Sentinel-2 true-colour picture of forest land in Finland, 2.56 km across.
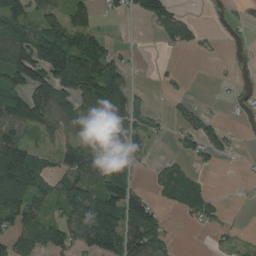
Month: August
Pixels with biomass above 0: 55%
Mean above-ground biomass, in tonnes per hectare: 57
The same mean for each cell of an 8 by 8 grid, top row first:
86 50 57 22 53 61 6 15
120 155 103 35 2 35 10 19
93 129 117 114 1 15 1 15
109 123 71 88 27 18 14 17
82 26 64 43 43 11 51 12
171 55 96 74 3 42 9 3
112 55 114 125 92 24 45 2
58 64 90 148 124 11 5 10
